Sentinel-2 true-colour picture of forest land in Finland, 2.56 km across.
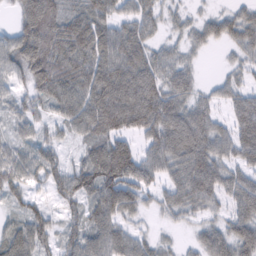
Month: February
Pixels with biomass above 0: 85%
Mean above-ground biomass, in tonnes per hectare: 69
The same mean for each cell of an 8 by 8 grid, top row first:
44 115 81 68 57 30 34 50
79 104 103 93 69 34 28 50
45 101 95 120 112 74 13 37
38 38 82 128 134 90 58 84
44 47 34 88 47 104 93 93
61 64 90 113 80 69 106 61
31 28 50 88 35 58 48 70
77 48 78 83 42 17 75 95
